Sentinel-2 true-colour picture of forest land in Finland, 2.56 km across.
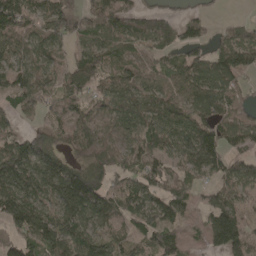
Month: April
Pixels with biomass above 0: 81%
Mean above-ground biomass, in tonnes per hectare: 93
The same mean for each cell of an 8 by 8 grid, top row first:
139 125 110 124 80 43 24 12
89 89 59 78 60 64 57 134
110 67 108 71 66 87 131 68
79 49 69 78 128 101 111 77
115 102 81 65 101 93 173 63
168 158 186 75 101 60 69 92
164 94 161 102 108 99 69 78
91 133 102 67 66 71 69 117
